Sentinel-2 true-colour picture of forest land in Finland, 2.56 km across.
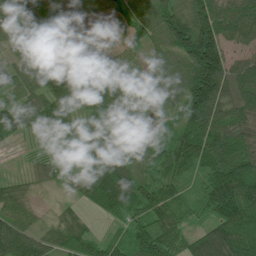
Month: July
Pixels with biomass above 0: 92%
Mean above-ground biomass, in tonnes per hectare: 64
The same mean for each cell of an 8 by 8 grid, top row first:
62 46 27 30 56 119 116 90
38 41 37 33 39 104 192 41
53 81 85 65 32 59 185 87
53 74 51 65 28 42 123 84
15 21 56 65 40 71 79 68
15 34 28 110 45 47 55 110
55 10 25 61 63 43 41 105
102 62 66 24 72 52 102 115
